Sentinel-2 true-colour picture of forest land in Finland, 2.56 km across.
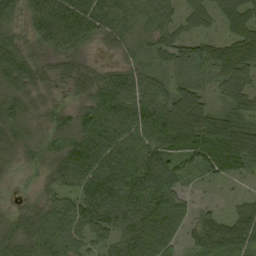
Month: September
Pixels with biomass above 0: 88%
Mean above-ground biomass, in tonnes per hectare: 58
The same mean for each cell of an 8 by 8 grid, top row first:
64 4 37 70 62 42 47 79
69 34 19 14 46 50 45 86
74 51 56 41 53 34 25 70
73 44 53 61 69 88 58 48
62 49 69 58 74 103 121 105
19 41 68 72 85 57 38 37
26 52 51 79 80 64 21 40
67 68 54 55 103 51 85 83
